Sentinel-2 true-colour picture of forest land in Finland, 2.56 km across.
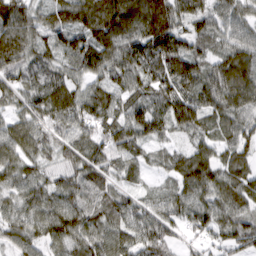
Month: March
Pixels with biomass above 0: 95%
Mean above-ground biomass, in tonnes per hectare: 79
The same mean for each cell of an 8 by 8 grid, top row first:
126 71 116 144 137 101 73 63
124 74 101 105 102 90 69 86
76 79 59 66 72 99 86 111
46 68 78 77 86 101 79 95
55 60 72 85 57 33 61 89
74 66 76 54 27 60 95 77
71 90 96 87 58 62 79 66
68 75 86 86 80 50 45 78
